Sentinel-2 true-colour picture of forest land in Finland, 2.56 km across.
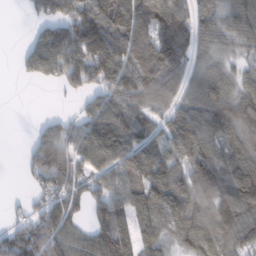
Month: February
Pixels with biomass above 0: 79%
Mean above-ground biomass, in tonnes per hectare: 101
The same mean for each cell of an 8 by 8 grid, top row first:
1 86 141 149 165 142 71 119
10 158 146 146 142 158 65 62
8 51 96 129 137 95 99 80
0 14 59 130 101 95 136 135
1 137 99 143 115 105 122 116
3 130 80 93 118 113 143 153
21 91 50 124 124 124 109 141
115 123 86 159 100 69 117 102
